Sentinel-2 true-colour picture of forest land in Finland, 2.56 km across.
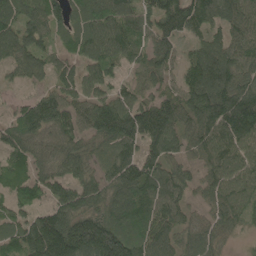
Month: May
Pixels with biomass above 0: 87%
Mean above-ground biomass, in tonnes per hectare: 116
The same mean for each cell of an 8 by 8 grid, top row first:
133 140 108 136 107 164 106 108
118 75 94 123 103 82 94 115
37 59 97 79 77 71 181 134
65 171 98 157 146 144 176 199
99 93 99 129 117 97 131 131
66 90 100 116 158 111 84 127
69 95 142 129 133 105 77 102
104 226 220 221 135 102 110 27
